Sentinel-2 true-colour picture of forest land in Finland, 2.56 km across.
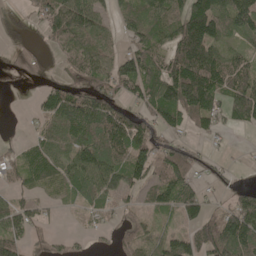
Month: May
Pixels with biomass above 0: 70%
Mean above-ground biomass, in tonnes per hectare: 70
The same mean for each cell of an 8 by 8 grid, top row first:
23 74 105 42 64 85 161 123
28 29 81 46 78 109 153 42
9 25 55 87 104 128 148 106
0 78 137 104 68 99 98 95
20 74 97 140 86 46 25 3
43 73 84 96 82 104 45 13
61 21 36 33 35 74 51 95
67 22 13 16 52 73 90 124
